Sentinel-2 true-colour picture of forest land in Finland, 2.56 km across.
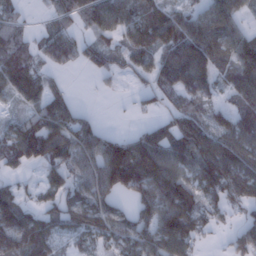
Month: January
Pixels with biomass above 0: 75%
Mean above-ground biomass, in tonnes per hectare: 81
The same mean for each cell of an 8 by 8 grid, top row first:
42 30 79 140 86 76 86 48
73 63 59 60 100 103 115 118
93 46 1 24 37 114 85 137
27 104 39 1 25 68 63 107
104 108 122 100 102 112 119 112
18 50 85 163 147 98 113 127
107 55 104 75 74 128 60 54
111 92 47 64 84 134 16 70
